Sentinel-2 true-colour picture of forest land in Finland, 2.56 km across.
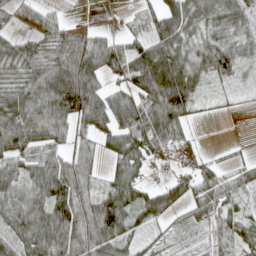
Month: April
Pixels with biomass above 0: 81%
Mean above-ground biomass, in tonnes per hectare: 67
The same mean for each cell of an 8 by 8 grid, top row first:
43 45 3 3 39 87 67 59
62 59 98 75 61 84 77 59
61 134 165 47 107 136 52 30
98 122 112 107 98 100 11 7
79 75 46 52 102 57 3 4
71 125 95 39 34 32 50 31
87 115 102 98 72 50 57 36
81 106 106 80 24 21 30 46
